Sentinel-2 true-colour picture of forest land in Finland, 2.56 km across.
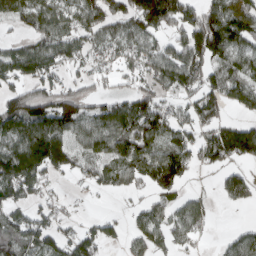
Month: March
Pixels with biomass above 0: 70%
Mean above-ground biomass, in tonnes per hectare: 85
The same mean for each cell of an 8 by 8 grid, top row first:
72 101 96 98 143 121 126 121
54 112 80 69 84 76 186 84
81 98 47 33 71 116 109 92
130 123 111 93 136 63 86 34
128 175 70 109 103 88 111 167
164 81 40 57 70 90 9 71
71 55 8 6 44 67 48 24
96 78 98 41 74 67 13 65
